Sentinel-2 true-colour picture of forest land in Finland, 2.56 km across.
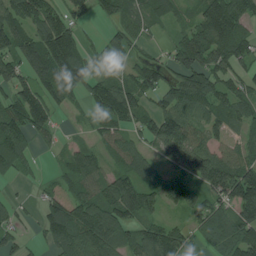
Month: July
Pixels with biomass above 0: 78%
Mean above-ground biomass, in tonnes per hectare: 87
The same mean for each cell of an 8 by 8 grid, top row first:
116 115 47 66 66 43 149 129
130 179 93 60 23 68 159 118
97 118 97 54 87 73 100 64
105 112 19 114 73 120 79 79
117 20 31 54 59 158 80 53
30 14 81 72 71 80 147 146
34 72 109 124 117 50 86 135
37 54 102 106 96 105 38 111
